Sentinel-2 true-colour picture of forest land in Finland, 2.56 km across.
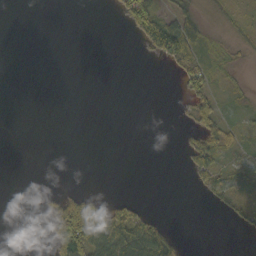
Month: October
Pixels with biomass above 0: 28%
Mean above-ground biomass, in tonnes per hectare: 16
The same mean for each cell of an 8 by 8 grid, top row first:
0 0 0 3 71 33 7 10
0 0 0 0 21 86 18 8
0 0 0 0 0 11 34 7
0 0 0 0 0 5 43 11
0 0 0 0 0 3 47 21
0 0 0 0 0 0 40 20
0 12 80 42 13 0 4 23
0 17 116 80 86 21 0 1
